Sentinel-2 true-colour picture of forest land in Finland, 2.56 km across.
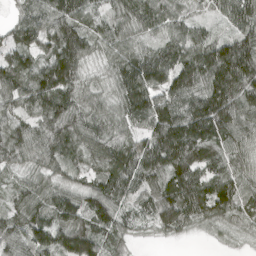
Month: April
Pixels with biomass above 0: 95%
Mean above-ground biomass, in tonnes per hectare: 92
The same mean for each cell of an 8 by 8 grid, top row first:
43 96 91 65 95 71 40 95
100 92 135 70 66 95 96 121
110 134 86 58 141 116 124 146
69 110 91 61 114 116 162 116
104 108 95 90 86 165 126 76
41 59 51 116 98 114 98 82
76 88 102 101 65 131 110 88
93 105 156 72 11 20 12 20
